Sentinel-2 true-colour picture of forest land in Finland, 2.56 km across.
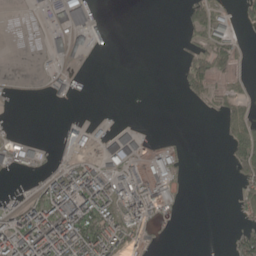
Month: May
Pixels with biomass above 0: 32%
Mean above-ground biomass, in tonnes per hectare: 27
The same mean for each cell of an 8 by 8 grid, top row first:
1 24 72 0 0 1 69 16
0 25 33 0 0 3 60 19
2 9 13 0 0 8 60 13
0 0 0 1 0 0 12 48
34 6 35 54 19 10 0 79
11 19 61 51 48 41 0 33
22 69 75 57 85 27 0 28
82 83 86 59 21 0 0 30
